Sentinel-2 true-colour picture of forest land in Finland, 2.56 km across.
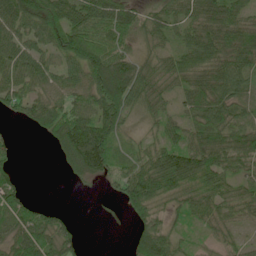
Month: June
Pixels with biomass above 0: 80%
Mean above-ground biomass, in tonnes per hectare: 63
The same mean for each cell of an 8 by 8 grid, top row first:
72 62 92 86 39 56 91 50
63 51 110 71 29 46 96 77
72 56 63 169 73 69 94 79
38 80 73 95 46 34 89 46
14 19 151 92 31 65 97 80
29 0 44 50 101 123 98 51
79 28 0 3 96 37 63 60
73 77 30 0 62 45 23 21
